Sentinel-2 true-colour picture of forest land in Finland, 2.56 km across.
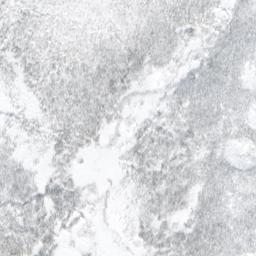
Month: March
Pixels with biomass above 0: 80%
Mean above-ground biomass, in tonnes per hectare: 29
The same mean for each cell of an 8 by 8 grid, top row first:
23 22 12 18 34 47 37 38
30 28 30 40 52 30 29 51
17 28 34 48 20 21 47 32
10 24 45 32 10 28 52 35
12 20 32 9 33 31 31 22
32 19 12 5 29 30 41 32
36 40 27 6 19 26 48 41
49 32 7 3 20 34 60 42
